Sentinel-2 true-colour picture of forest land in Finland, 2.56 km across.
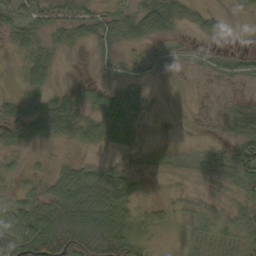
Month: October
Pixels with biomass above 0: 71%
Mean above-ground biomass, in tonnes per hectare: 30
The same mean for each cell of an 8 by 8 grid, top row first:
27 25 31 27 59 39 18 5
17 29 16 23 18 14 8 5
16 30 5 15 16 7 13 26
40 53 32 40 13 2 7 26
31 14 22 23 7 2 7 38
20 21 43 28 18 10 19 37
42 60 74 71 25 19 25 32
87 105 119 113 51 14 39 33
